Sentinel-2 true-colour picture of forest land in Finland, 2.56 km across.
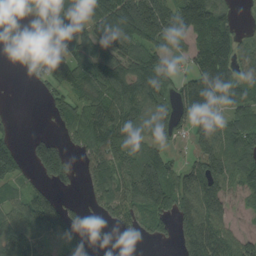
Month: August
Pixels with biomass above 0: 72%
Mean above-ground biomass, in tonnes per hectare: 101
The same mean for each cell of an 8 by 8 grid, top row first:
32 220 114 183 232 152 173 29
41 71 99 138 129 43 161 84
1 57 103 152 144 71 124 108
9 30 109 140 110 110 96 114
55 91 79 184 104 36 129 128
74 72 49 139 208 105 170 100
66 155 39 102 122 106 164 35
111 59 67 14 31 64 164 76
